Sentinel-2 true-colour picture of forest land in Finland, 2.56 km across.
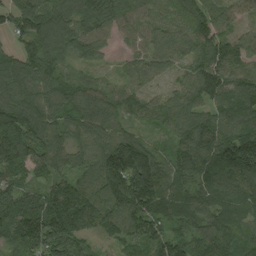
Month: August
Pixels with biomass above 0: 96%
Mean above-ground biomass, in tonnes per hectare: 111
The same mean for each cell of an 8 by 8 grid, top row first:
114 135 110 107 74 80 112 56
73 123 101 33 75 101 123 92
116 102 62 34 60 51 144 106
156 106 103 87 74 96 95 123
177 139 76 136 95 83 150 182
82 90 91 192 238 102 125 167
129 166 189 129 175 105 97 97
103 164 108 64 108 97 118 97
